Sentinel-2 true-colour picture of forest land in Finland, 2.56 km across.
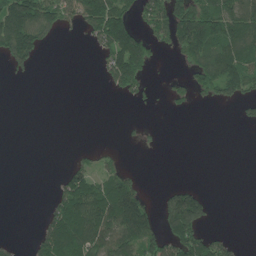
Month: June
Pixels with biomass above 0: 38%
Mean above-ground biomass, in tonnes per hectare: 62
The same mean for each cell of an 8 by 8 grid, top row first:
175 131 117 159 64 135 148 128
159 26 2 128 118 68 133 130
9 0 0 80 79 22 102 136
0 0 0 0 4 11 0 18
0 0 2 4 9 0 0 0
0 1 89 69 9 0 0 0
0 33 149 164 116 179 61 0
10 118 176 125 128 117 85 14
